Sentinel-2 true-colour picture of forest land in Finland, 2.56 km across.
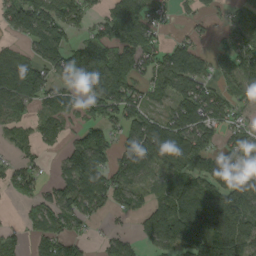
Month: September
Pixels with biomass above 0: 73%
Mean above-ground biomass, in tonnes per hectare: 89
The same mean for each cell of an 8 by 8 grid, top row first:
131 136 92 94 101 28 36 97
35 130 70 92 115 71 33 122
138 92 88 143 83 120 74 150
80 60 63 102 98 94 129 71
44 30 82 74 131 122 90 99
65 22 127 112 95 88 97 94
12 72 86 58 55 126 164 144
35 94 51 55 53 111 136 126
